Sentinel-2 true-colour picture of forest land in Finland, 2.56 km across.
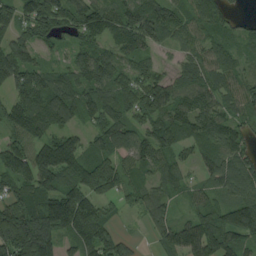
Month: August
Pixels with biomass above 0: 89%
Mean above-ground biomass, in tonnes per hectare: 97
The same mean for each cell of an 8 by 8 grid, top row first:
95 119 118 105 131 74 98 24
105 46 78 69 79 44 69 52
112 93 88 85 84 72 98 67
121 151 101 120 102 121 112 73
79 103 73 105 94 89 88 83
126 139 150 152 62 79 56 147
125 139 183 42 78 34 67 118
209 129 112 94 13 120 141 94
